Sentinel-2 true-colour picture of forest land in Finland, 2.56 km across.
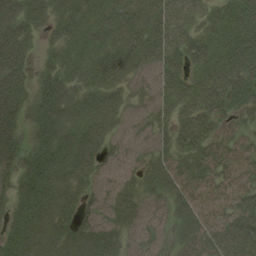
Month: August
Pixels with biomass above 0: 83%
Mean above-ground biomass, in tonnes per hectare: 33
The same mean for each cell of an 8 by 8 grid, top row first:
51 32 36 34 32 21 21 40
54 14 29 32 37 25 39 46
47 32 28 30 19 33 35 47
43 48 40 34 16 28 34 28
32 42 43 21 14 23 32 24
38 56 30 16 28 28 31 23
35 43 26 23 20 26 20 39
47 41 41 31 22 23 40 46
